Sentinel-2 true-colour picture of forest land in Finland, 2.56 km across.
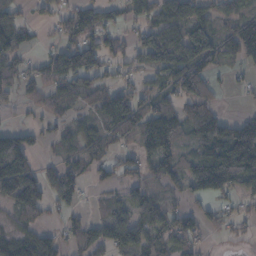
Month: November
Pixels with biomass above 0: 67%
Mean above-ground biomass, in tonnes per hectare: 70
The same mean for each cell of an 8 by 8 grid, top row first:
66 27 82 41 53 84 55 61
76 25 104 45 87 106 109 91
79 88 92 37 34 88 83 13
17 41 32 137 79 81 82 10
127 24 58 51 59 73 135 178
203 54 72 48 59 72 136 131
100 69 34 49 84 44 39 23
74 73 69 78 72 78 21 14
